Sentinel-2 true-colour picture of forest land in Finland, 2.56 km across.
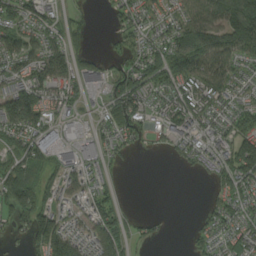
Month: August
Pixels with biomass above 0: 71%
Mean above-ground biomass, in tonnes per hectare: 67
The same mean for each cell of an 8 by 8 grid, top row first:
79 63 21 28 53 63 106 169
74 80 33 15 60 118 132 116
61 115 69 64 82 98 114 45
159 64 32 73 71 101 73 53
60 82 81 36 27 52 57 110
114 64 66 21 0 3 32 113
120 74 49 60 0 0 34 59
28 144 70 90 22 1 44 78
